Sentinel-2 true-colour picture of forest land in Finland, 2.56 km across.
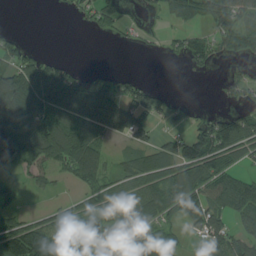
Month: August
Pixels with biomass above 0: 60%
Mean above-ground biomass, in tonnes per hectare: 70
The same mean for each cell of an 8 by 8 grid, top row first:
0 0 24 59 16 62 74 84
55 8 0 4 7 30 61 62
116 117 84 80 28 0 4 40
105 117 132 112 112 34 21 37
132 143 151 27 54 84 144 100
33 36 78 52 111 124 108 58
32 29 68 80 110 90 96 89
152 134 102 93 125 61 61 64
